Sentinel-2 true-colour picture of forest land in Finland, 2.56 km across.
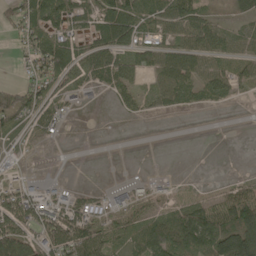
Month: May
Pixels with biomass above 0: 61%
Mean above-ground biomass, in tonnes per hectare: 58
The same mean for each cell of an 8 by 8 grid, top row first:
64 88 57 99 81 99 45 32
28 130 58 81 69 74 83 55
24 84 50 70 32 96 79 54
89 62 18 7 26 22 10 0
17 12 0 0 0 0 0 0
21 22 1 0 19 4 0 13
124 119 100 96 49 61 80 133
110 94 128 63 107 150 156 186
